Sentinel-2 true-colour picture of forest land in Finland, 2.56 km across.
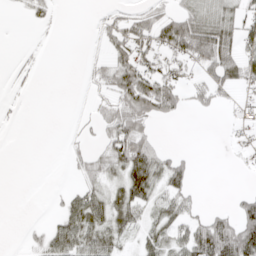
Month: April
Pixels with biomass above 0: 45%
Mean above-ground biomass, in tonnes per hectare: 28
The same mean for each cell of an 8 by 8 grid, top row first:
4 19 0 17 36 43 24 31
2 2 0 40 47 56 72 43
11 0 4 44 71 37 37 46
3 0 5 35 63 26 13 10
0 0 13 57 45 0 0 11
0 0 23 26 69 40 0 2
0 3 60 50 39 41 9 32
0 44 67 40 29 39 93 92
